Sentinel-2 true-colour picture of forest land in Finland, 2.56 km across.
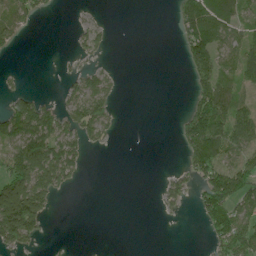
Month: June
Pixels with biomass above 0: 41%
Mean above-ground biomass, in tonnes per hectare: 51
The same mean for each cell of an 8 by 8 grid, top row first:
51 12 5 1 0 34 114 68
19 0 28 14 0 10 131 85
7 0 52 30 0 0 87 64
96 64 99 43 0 6 127 71
105 120 62 12 0 23 160 80
164 148 27 0 0 24 83 108
274 69 0 0 0 18 111 84
106 7 0 0 0 0 31 110
